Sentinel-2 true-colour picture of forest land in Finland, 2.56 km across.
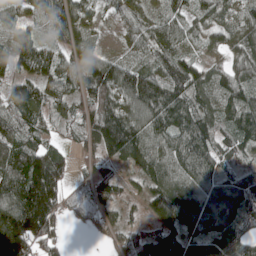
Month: May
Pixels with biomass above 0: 89%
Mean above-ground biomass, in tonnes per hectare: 101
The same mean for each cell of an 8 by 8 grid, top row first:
66 100 88 39 79 62 64 64
130 80 82 15 67 76 48 82
83 104 109 156 142 136 83 84
110 90 84 180 119 129 79 111
114 68 57 175 117 102 102 89
144 221 24 79 83 91 115 105
171 184 71 74 53 152 135 120
205 99 1 69 112 141 138 108
